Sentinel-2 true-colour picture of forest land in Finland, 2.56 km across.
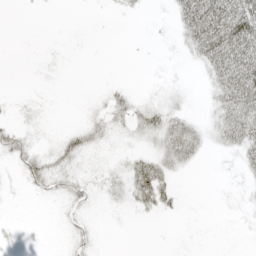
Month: May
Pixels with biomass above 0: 39%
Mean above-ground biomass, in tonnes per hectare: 18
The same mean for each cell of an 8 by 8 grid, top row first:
0 0 0 3 3 29 108 101
0 1 0 0 0 6 69 102
0 2 0 3 1 4 22 98
6 3 3 22 29 28 14 63
24 10 27 8 17 56 20 44
6 28 15 19 61 20 0 10
1 1 14 7 22 12 0 5
5 1 10 0 0 0 0 1
